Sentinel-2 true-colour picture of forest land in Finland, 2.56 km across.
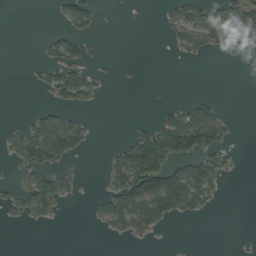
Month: September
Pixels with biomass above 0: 29%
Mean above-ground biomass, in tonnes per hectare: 31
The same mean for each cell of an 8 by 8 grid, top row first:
0 2 57 0 0 42 58 72
0 28 34 0 0 17 34 22
0 33 65 3 3 0 0 0
0 31 18 0 0 39 54 0
51 115 42 9 117 125 75 5
18 64 17 45 153 104 75 4
33 47 0 66 109 66 21 0
0 0 0 7 10 0 0 5
